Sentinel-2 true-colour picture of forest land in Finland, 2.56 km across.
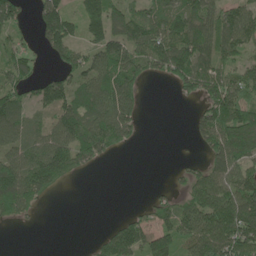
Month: May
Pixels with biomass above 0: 66%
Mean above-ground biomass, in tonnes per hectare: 75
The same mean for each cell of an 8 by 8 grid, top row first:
73 97 75 113 77 97 103 95
53 63 63 104 108 121 88 83
77 76 73 108 63 66 91 97
79 50 116 139 37 1 77 104
74 107 121 80 6 2 63 142
130 125 20 0 0 14 89 117
86 6 0 0 33 86 123 151
0 0 0 90 106 92 140 140
